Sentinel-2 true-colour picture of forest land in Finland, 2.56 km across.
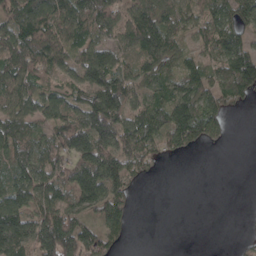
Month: April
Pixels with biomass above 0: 74%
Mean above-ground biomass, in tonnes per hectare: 73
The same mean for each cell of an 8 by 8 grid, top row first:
127 120 122 97 97 75 70 85
149 145 93 74 100 65 62 93
109 46 68 108 73 81 77 133
87 68 79 142 88 111 107 16
102 73 71 107 111 58 48 0
85 88 95 69 29 0 0 0
92 87 82 93 0 0 0 1
117 135 117 52 0 0 0 8
